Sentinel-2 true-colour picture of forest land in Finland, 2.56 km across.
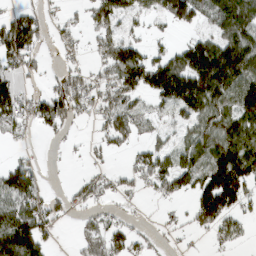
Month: March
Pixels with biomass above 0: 61%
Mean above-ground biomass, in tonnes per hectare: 69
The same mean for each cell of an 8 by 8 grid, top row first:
60 24 25 78 37 102 60 155
122 16 22 91 65 49 127 156
50 24 63 61 111 65 174 155
87 96 50 73 35 46 113 107
15 6 10 34 35 38 112 128
102 6 15 32 65 112 122 153
86 64 33 20 5 14 157 71
172 53 48 86 30 13 16 35
